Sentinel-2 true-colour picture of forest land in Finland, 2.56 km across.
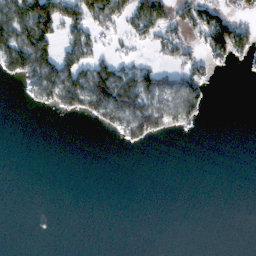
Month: February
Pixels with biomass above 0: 30%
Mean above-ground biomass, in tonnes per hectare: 36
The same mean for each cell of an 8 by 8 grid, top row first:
141 134 79 75 101 51 80 38
161 91 84 19 19 60 65 63
35 113 110 147 91 69 45 1
0 18 53 97 118 91 14 0
0 0 0 4 30 0 0 0
0 0 0 0 0 0 0 0
0 0 0 0 0 0 0 0
0 0 0 0 0 0 0 0
